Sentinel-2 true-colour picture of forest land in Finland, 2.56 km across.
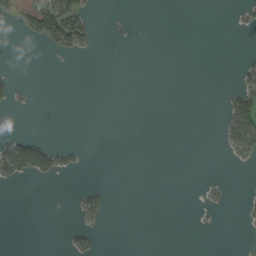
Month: September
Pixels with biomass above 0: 10%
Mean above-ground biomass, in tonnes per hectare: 9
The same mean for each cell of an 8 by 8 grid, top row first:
15 88 51 0 0 0 0 7
0 17 32 0 0 0 0 1
7 0 0 0 0 0 0 15
4 0 0 0 0 0 0 63
65 32 5 0 0 0 0 56
35 33 4 0 0 0 2 0
0 0 19 7 0 0 10 3
0 0 21 0 0 0 0 0
